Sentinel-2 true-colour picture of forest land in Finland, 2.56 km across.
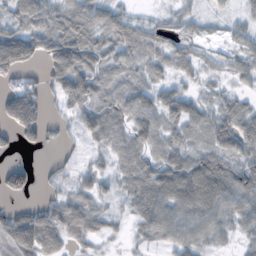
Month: October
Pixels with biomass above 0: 74%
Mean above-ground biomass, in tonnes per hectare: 45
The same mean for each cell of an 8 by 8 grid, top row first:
56 68 78 53 15 21 14 20
21 58 99 44 41 34 11 26
35 45 82 28 26 25 13 26
106 27 57 52 48 55 35 54
24 22 15 37 46 46 39 66
57 10 21 28 51 81 101 65
31 54 63 15 46 73 79 56
116 83 31 12 22 53 36 19
